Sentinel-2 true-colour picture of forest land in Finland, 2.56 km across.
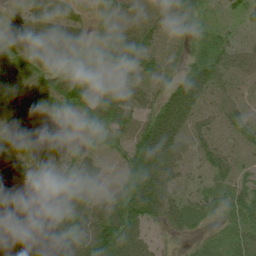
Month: July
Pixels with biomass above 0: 90%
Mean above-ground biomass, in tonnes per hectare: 64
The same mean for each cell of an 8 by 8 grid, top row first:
30 62 29 49 65 63 25 38
59 99 67 94 104 32 54 37
74 41 90 63 59 63 86 44
63 31 79 75 57 118 28 55
59 62 49 51 107 85 40 35
69 62 83 48 138 56 37 46
63 78 93 98 143 66 43 61
50 79 121 156 53 16 19 26
